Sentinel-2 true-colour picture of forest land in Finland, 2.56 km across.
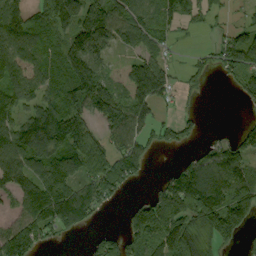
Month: September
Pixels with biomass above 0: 71%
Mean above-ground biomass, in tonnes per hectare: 94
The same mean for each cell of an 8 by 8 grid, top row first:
132 113 155 133 81 77 45 22
132 85 147 74 68 14 28 137
116 92 182 71 196 53 22 77
84 110 106 156 90 30 4 7
119 123 121 82 75 50 39 87
108 112 83 123 35 89 110 115
53 169 170 23 97 137 168 167
154 52 10 75 108 150 96 70
